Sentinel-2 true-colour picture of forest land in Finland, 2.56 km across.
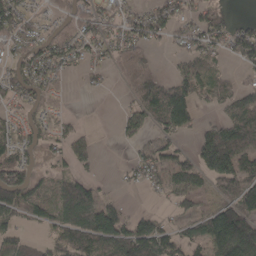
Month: April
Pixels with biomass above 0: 64%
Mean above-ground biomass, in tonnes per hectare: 60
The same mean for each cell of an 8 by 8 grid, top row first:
66 26 64 36 49 54 52 11
53 69 46 43 55 29 48 84
60 50 10 15 100 50 50 19
25 45 4 1 67 112 14 91
62 49 57 4 30 34 117 115
106 49 54 6 40 69 69 114
91 53 139 58 12 34 38 140
56 34 109 114 125 61 104 205
